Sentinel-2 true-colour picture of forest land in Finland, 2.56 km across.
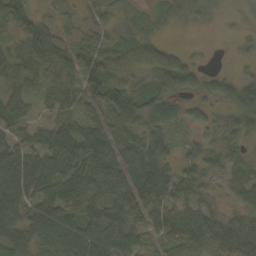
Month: October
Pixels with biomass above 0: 87%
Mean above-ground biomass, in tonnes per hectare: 58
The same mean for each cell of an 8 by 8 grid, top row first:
64 22 22 33 17 35 22 16
36 93 48 45 62 21 4 18
46 37 56 67 37 97 33 35
42 25 38 81 74 30 30 65
57 55 91 80 68 27 37 40
112 93 92 89 103 55 45 67
93 84 83 92 102 63 35 42
72 82 92 91 45 79 83 104
